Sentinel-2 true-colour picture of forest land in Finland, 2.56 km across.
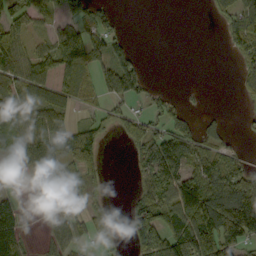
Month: September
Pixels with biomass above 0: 57%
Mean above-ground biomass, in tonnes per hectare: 61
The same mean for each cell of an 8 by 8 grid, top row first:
70 46 59 27 0 0 13 81
88 59 126 95 3 0 0 53
84 70 59 120 58 0 0 35
82 84 22 43 38 37 13 5
55 86 114 8 91 92 57 12
10 73 51 3 67 96 96 68
49 63 34 17 88 131 172 224
85 52 39 17 106 123 153 126
